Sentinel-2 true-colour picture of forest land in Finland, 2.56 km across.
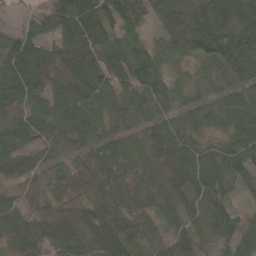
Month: May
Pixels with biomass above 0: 95%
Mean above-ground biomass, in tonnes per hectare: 79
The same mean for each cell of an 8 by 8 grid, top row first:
13 55 115 79 62 50 75 95
109 76 122 75 52 72 92 170
149 112 113 98 114 53 62 87
85 91 149 79 77 59 65 70
111 75 63 77 83 103 42 64
55 71 66 96 69 75 102 66
65 49 52 94 82 52 72 35
105 61 75 96 44 62 43 76
